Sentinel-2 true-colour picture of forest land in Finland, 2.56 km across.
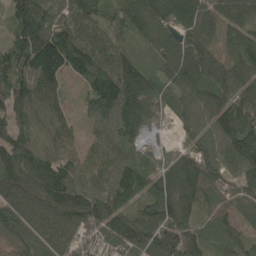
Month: May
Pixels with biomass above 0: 96%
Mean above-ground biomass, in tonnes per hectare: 114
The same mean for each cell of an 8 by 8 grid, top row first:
143 140 132 88 111 112 94 74
147 203 156 94 55 109 102 102
196 144 84 189 125 109 122 124
141 111 56 167 131 78 130 153
139 101 71 93 65 39 92 183
149 153 116 103 114 117 103 88
145 114 123 127 132 133 69 73
101 112 46 69 136 125 70 75
